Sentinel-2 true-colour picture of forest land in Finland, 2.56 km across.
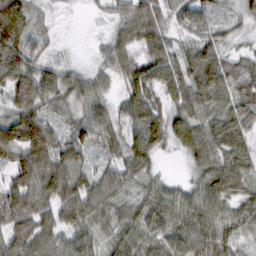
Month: February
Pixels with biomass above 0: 93%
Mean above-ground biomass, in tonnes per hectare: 64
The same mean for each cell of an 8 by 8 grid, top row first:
151 16 3 28 68 38 46 30
112 24 3 50 68 40 68 22
87 73 50 31 92 73 111 70
70 57 51 52 95 57 60 68
122 113 69 49 95 58 81 72
75 98 63 51 51 11 69 70
79 59 79 63 71 73 73 49
70 63 63 54 70 84 75 36
